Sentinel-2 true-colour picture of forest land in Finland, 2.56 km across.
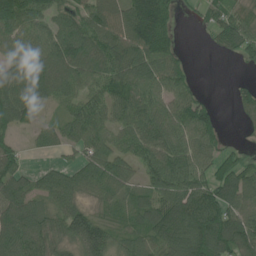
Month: June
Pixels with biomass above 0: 81%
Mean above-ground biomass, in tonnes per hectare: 87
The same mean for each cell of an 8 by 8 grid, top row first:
146 83 75 93 143 40 54 60
107 120 140 109 119 53 10 66
121 147 103 103 99 92 0 12
112 21 85 85 97 92 62 30
45 51 86 85 97 98 89 12
87 55 77 125 58 107 82 97
97 56 73 54 77 145 144 107
113 88 122 75 82 133 169 123
